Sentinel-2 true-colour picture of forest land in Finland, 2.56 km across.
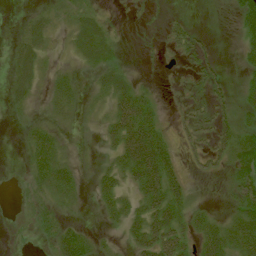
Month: July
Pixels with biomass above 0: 63%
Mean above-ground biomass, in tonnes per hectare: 27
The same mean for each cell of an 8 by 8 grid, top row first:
3 18 24 5 7 9 4 43
24 17 30 24 2 22 15 19
34 14 11 37 7 5 32 13
11 14 15 39 52 8 30 26
5 51 3 31 93 22 27 66
4 59 19 40 76 40 14 44
3 25 10 36 46 53 16 42
3 22 58 8 50 55 58 55
